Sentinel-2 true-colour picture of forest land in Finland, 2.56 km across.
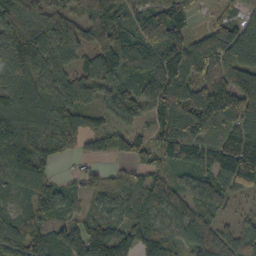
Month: October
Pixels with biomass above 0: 90%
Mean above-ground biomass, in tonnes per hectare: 111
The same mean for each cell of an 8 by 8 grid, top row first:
119 101 72 101 92 100 25 62
180 160 94 126 83 141 171 178
120 126 82 80 117 157 173 141
142 139 114 90 90 173 206 191
150 109 59 64 67 165 110 182
113 75 44 50 83 59 91 171
66 92 36 74 96 116 93 27
103 97 149 153 132 77 139 88
